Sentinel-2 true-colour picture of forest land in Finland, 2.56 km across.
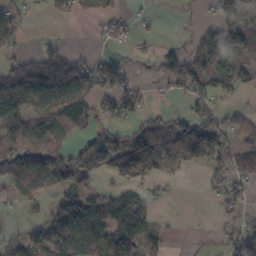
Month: October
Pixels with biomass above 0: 57%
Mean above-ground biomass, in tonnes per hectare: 56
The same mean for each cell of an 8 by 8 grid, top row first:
43 12 26 32 10 4 10 42
29 25 5 16 6 25 77 62
89 86 96 81 12 73 116 75
90 102 95 58 47 33 62 24
83 95 46 96 147 99 172 55
88 84 63 44 70 23 27 57
13 27 90 77 51 0 1 42
27 61 108 103 75 4 3 58
